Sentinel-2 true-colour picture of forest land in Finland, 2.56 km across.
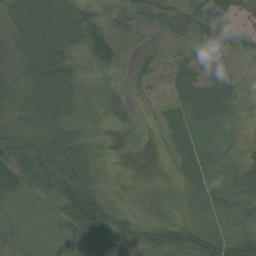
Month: August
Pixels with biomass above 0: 90%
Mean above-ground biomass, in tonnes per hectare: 41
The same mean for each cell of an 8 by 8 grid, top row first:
48 63 51 34 36 43 61 23
56 61 44 48 17 17 42 31
55 74 34 15 18 37 52 25
57 61 33 33 6 25 62 24
66 62 45 12 6 40 19 19
71 67 64 18 7 22 29 37
16 21 106 43 33 31 47 48
33 12 63 78 47 58 64 61
